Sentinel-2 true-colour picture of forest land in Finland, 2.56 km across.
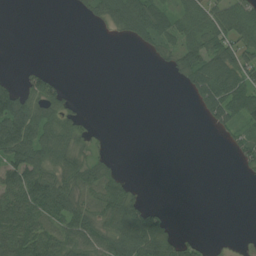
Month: July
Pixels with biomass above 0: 48%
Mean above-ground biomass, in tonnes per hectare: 44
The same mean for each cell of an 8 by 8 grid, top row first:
0 0 13 73 111 80 79 85
0 0 0 0 26 66 90 80
16 40 0 0 0 19 111 90
111 64 23 0 0 0 59 88
121 94 56 7 0 0 0 50
81 72 69 46 0 0 0 7
98 93 57 73 66 1 0 0
94 76 85 84 128 54 7 0
